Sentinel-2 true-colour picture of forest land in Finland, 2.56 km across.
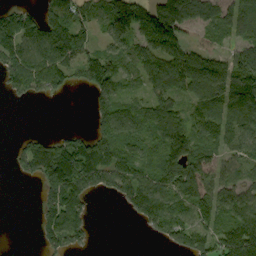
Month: September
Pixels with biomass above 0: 70%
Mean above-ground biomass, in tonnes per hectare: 95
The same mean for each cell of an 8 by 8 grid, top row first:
92 116 107 152 164 172 88 85
131 161 132 80 99 116 42 75
87 105 71 121 82 141 144 139
0 0 0 122 85 90 116 126
27 90 113 119 74 165 102 95
26 128 167 119 87 152 96 68
0 90 83 4 138 119 105 112
0 74 60 0 7 78 112 200
